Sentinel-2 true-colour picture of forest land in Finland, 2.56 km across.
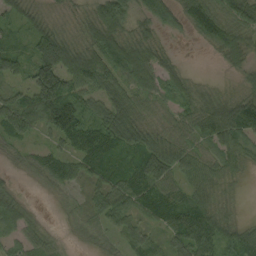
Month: September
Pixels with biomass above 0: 86%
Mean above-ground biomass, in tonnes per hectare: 62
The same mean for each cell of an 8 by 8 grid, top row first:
46 27 26 117 55 56 92 74
47 122 56 99 71 10 25 63
51 136 83 72 67 50 7 25
102 108 93 105 47 43 86 125
38 29 101 116 72 60 63 62
11 64 58 89 103 65 57 24
51 2 26 76 67 96 70 9
38 35 13 28 52 65 95 76
